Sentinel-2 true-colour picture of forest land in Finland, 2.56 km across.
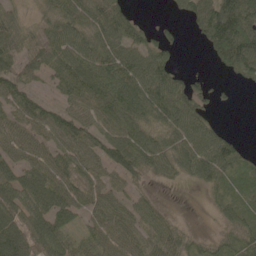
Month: May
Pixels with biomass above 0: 78%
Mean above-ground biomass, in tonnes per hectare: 52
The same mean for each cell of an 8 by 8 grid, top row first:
32 37 62 89 7 19 108 139
56 56 64 64 53 26 49 140
64 32 79 78 78 47 18 28
52 54 52 64 58 80 29 2
53 49 70 68 56 59 70 21
57 66 53 41 31 29 51 27
70 70 44 53 36 3 9 41
92 77 35 56 47 48 21 34
